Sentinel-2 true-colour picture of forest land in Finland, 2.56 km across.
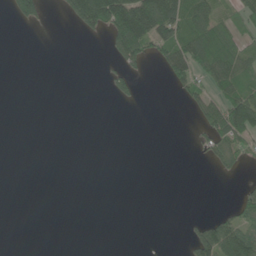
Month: June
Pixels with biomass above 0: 25%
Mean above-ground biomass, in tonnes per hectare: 32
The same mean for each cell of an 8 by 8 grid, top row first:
44 13 94 143 194 132 95 43
0 0 0 44 83 105 126 62
0 0 0 34 8 60 73 87
0 0 0 0 0 0 70 135
0 0 0 0 0 0 38 62
0 0 0 0 0 0 1 15
0 0 0 0 0 0 1 45
0 0 0 0 0 0 120 132
